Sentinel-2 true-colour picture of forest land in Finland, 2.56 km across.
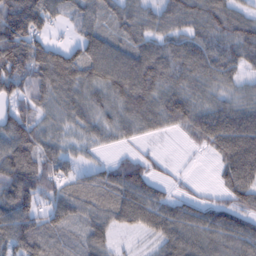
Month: February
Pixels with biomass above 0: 87%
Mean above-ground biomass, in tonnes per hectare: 77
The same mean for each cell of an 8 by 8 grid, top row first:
154 92 72 65 63 71 89 59
149 92 81 83 79 77 87 95
105 110 88 94 103 78 72 48
83 58 73 62 86 93 89 86
116 70 39 31 18 4 64 128
119 103 48 76 74 10 2 106
124 64 71 83 110 73 59 65
115 83 51 36 19 87 84 93
